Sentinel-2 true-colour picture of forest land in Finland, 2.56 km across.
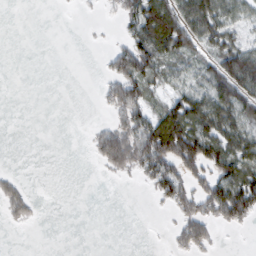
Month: February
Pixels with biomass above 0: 43%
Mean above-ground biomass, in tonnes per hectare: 35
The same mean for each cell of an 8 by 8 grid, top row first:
0 0 2 7 90 79 89 37
0 0 0 20 76 75 42 59
0 0 0 37 66 28 59 121
0 0 0 27 45 89 105 84
0 0 0 86 86 122 93 82
12 0 0 11 30 70 52 79
31 0 0 0 0 39 49 86
0 0 0 0 0 24 37 0
